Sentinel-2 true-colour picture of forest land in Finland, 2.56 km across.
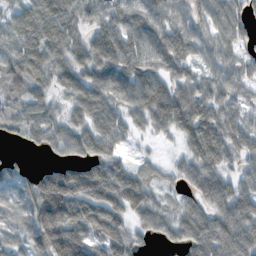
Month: November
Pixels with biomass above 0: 88%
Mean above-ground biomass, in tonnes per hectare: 79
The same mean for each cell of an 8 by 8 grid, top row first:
74 100 57 71 90 61 81 61
78 93 55 82 94 79 59 45
85 67 85 98 93 70 58 57
76 71 81 95 100 112 84 59
32 60 80 65 13 25 131 77
57 56 143 113 61 39 95 56
40 191 102 99 91 51 78 102
50 137 122 99 38 51 119 107
